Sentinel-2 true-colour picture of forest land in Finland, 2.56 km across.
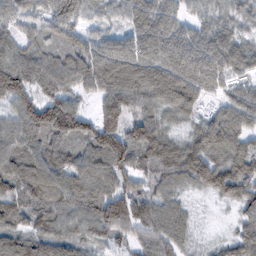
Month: February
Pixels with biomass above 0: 93%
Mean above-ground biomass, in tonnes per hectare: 85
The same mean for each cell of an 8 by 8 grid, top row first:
81 96 89 46 102 82 67 76
68 53 89 103 103 103 108 83
156 87 95 99 85 82 95 61
86 129 72 137 64 52 37 91
84 77 78 152 122 69 105 73
106 109 91 110 64 77 112 98
79 83 84 128 78 62 13 56
102 100 81 59 61 77 25 63
